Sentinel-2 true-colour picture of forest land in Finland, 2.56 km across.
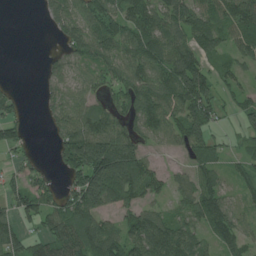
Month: July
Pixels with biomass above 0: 74%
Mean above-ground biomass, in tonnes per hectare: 75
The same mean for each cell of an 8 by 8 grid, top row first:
0 37 80 95 107 99 86 106
0 6 105 81 101 79 78 65
2 43 61 66 93 118 85 43
39 39 88 77 92 93 99 52
45 11 191 190 65 54 82 21
38 29 113 213 95 30 61 44
67 68 119 75 63 48 102 44
79 84 101 101 134 114 49 72
